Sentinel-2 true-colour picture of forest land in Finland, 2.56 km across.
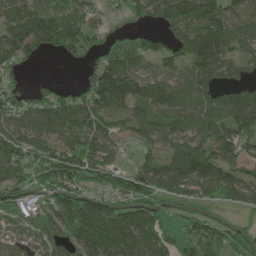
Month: May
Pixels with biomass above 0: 79%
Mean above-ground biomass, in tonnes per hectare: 105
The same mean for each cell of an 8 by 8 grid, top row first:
86 117 102 23 69 133 171 116
115 74 104 93 94 114 156 68
35 14 28 202 102 81 112 60
96 109 122 101 79 95 129 164
127 97 117 74 56 87 117 110
98 112 137 95 105 125 161 86
100 81 200 153 162 45 44 54
46 79 160 270 181 77 113 108
